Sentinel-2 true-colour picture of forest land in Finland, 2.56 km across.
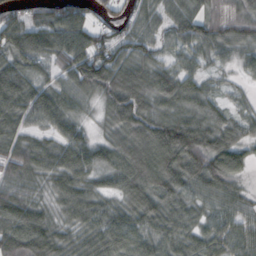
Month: October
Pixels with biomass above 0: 93%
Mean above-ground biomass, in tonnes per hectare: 72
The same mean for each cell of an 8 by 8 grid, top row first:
45 54 61 30 48 64 61 69
80 80 96 80 64 52 53 49
92 46 101 97 96 84 36 21
91 88 44 71 83 80 62 29
70 47 68 68 117 176 107 68
61 57 80 62 122 122 116 60
88 43 77 48 102 76 55 55
102 87 51 88 68 73 62 58
